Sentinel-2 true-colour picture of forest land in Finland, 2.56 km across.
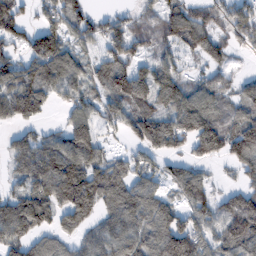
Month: February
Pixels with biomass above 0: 78%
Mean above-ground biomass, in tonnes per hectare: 96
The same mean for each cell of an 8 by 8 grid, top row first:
93 73 103 48 51 117 86 119
56 170 66 79 64 83 93 49
122 118 80 122 108 96 65 44
94 36 90 86 108 121 121 79
56 83 132 22 109 97 144 137
51 141 149 119 70 94 46 55
123 109 138 99 115 88 119 146
105 60 61 105 112 192 92 146
